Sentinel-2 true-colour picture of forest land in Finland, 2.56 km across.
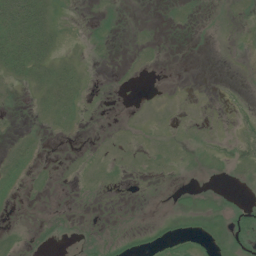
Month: July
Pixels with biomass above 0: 30%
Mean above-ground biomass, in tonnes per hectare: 6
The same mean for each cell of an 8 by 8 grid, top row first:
49 25 2 5 0 3 1 2
50 29 3 4 2 0 0 1
11 29 17 0 0 0 0 0
2 17 10 0 1 1 0 3
6 1 1 1 2 3 3 12
12 2 2 4 3 1 3 3
2 1 0 0 0 5 9 6
2 2 2 3 5 10 8 9
